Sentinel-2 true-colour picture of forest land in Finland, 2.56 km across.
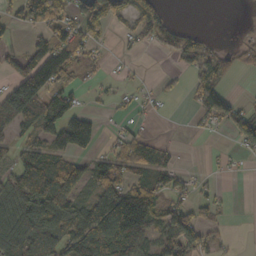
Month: October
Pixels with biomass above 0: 56%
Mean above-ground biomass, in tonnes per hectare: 65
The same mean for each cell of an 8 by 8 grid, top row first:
52 152 54 79 72 8 0 1
32 88 91 15 22 57 50 28
105 134 42 14 10 15 93 10
147 125 65 15 17 0 90 60
50 78 97 38 62 11 2 50
88 117 69 99 66 51 17 8
118 112 67 195 157 72 49 0
111 120 104 132 81 127 57 3
